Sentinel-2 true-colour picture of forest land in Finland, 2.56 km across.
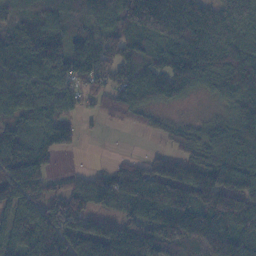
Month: November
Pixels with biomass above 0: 86%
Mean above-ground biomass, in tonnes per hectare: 99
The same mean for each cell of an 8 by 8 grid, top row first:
41 72 76 83 188 172 91 85
74 126 120 73 76 114 113 87
114 93 111 70 114 132 80 145
75 77 38 61 62 19 13 89
134 118 32 1 4 43 79 112
152 70 41 86 124 145 125 122
133 125 117 38 117 187 138 127
103 170 151 179 149 99 119 118
